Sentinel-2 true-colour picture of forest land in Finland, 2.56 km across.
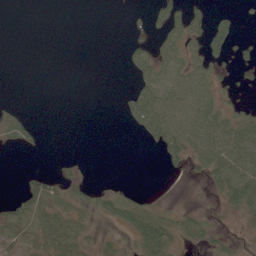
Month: June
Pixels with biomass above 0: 41%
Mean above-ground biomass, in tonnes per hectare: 21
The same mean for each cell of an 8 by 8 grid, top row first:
0 0 0 0 10 38 32 16
0 0 0 0 22 36 57 17
0 0 0 0 31 38 38 8
15 0 0 0 54 54 48 25
20 2 0 0 10 48 56 65
2 22 14 1 0 7 38 70
26 47 29 38 33 13 10 40
30 43 33 13 50 29 24 10
